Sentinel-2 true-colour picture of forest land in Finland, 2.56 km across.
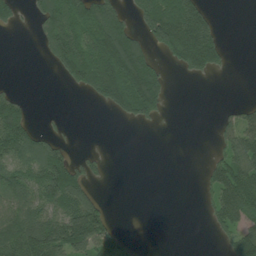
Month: July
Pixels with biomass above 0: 44%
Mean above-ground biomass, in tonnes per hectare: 76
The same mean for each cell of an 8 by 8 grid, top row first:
56 119 141 118 126 210 90 0
0 67 150 234 103 194 223 0
3 0 101 211 221 6 19 0
134 3 0 40 122 0 0 53
145 89 2 0 0 0 4 106
104 154 85 6 0 0 43 149
90 100 163 18 0 0 36 122
138 197 171 100 2 0 3 112
